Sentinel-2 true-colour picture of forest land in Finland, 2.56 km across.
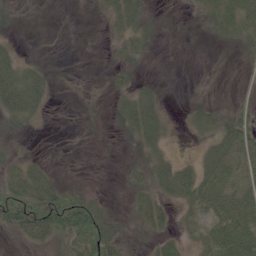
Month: June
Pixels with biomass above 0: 57%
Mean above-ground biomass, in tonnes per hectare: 23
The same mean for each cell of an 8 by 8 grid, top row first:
6 0 0 26 25 1 18 42
11 1 0 11 18 0 2 14
56 16 2 12 12 0 3 4
36 8 4 12 57 3 24 24
8 0 2 1 33 7 26 47
32 21 2 1 24 56 40 42
103 78 87 9 35 21 42 48
10 30 64 44 11 17 29 42
